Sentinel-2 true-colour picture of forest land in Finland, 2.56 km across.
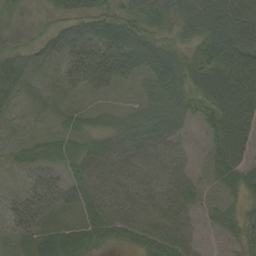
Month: September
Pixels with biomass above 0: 93%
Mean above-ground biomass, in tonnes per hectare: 41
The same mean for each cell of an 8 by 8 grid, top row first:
10 16 60 49 55 55 90 90
24 30 43 60 79 44 70 93
37 9 35 39 29 69 84 92
8 6 18 18 31 54 69 93
13 34 32 38 48 36 30 66
7 22 36 41 42 43 21 42
25 31 32 45 45 44 20 26
17 41 43 33 44 52 13 28
